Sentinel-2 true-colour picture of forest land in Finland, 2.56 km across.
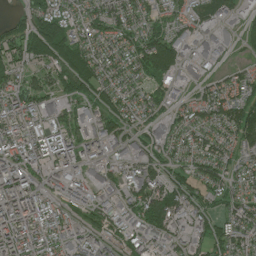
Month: July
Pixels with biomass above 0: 83%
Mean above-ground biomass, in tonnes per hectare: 87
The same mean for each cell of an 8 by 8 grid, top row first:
27 133 67 85 70 55 81 62
93 126 88 82 104 101 58 31
58 73 122 75 65 73 55 64
126 86 48 96 65 53 98 135
123 130 97 76 76 86 92 88
160 74 81 67 119 66 90 62
160 113 74 70 123 104 58 83
145 130 120 74 77 67 67 76
